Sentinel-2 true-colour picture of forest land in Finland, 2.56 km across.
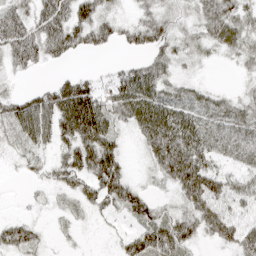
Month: April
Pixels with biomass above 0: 79%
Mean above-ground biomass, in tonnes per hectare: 51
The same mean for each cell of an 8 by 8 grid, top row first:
57 76 68 31 31 30 56 47
72 63 40 21 39 35 27 38
11 10 44 41 74 33 6 10
68 85 124 66 92 76 53 44
30 46 91 62 62 136 65 55
5 26 66 95 13 124 101 45
2 14 26 42 50 30 80 49
75 15 7 13 87 89 25 60
